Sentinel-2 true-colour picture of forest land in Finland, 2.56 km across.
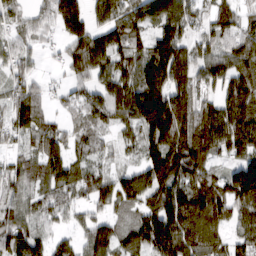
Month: March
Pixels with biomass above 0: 87%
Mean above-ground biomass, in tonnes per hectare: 97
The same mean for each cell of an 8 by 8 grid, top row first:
47 73 120 95 103 125 61 74
65 17 121 114 89 122 69 109
73 23 63 99 162 119 79 125
108 51 62 99 182 164 90 135
35 91 64 37 96 140 118 110
79 104 86 64 102 147 92 158
79 66 54 73 94 149 158 105
138 69 60 120 140 163 129 80
